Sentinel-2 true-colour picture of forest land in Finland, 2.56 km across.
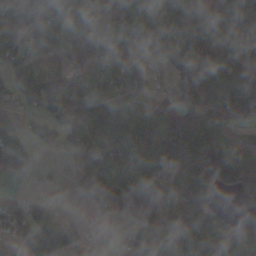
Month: November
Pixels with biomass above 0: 79%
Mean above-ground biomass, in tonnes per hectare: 78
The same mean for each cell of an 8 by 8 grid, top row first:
86 97 126 99 86 75 103 101
92 84 63 53 43 41 77 76
49 100 62 79 66 38 73 60
30 81 78 89 66 55 79 92
87 41 57 117 87 170 150 60
24 7 46 79 85 97 169 164
50 45 8 64 97 94 108 17
44 108 51 8 105 113 123 136
